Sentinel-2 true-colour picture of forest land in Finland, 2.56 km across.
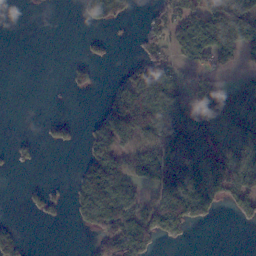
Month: November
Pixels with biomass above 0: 45%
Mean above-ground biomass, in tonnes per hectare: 57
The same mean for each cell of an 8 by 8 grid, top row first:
0 0 18 70 12 72 139 144
0 0 6 11 34 52 146 96
0 0 30 13 84 51 45 46
0 0 0 96 112 101 97 87
14 15 23 73 68 120 121 76
2 0 59 136 109 157 166 108
0 33 78 158 86 129 80 47
36 0 1 103 89 15 0 0
